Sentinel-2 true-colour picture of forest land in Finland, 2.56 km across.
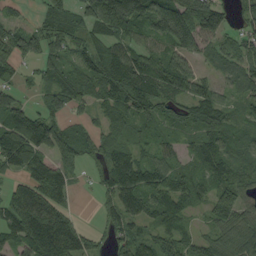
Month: September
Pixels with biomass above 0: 83%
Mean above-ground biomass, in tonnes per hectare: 78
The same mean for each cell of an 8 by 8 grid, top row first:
22 47 53 149 120 171 159 38
67 70 54 82 59 98 60 62
33 58 81 122 122 106 44 58
94 70 30 83 98 64 100 49
112 101 71 75 49 44 80 65
42 120 17 103 105 74 79 76
116 116 9 58 80 83 49 70
92 174 74 52 71 76 62 82
